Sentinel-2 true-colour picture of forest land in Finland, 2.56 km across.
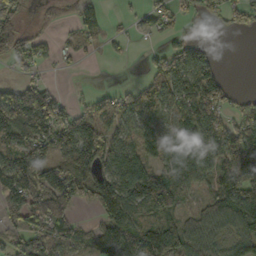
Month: October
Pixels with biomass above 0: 69%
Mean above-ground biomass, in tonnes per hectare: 86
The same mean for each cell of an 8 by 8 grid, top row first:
92 43 65 6 25 31 37 59
137 26 25 13 7 48 31 0
43 20 1 0 33 115 166 0
257 174 52 106 84 74 123 68
95 131 158 105 73 101 118 176
174 126 150 115 115 106 69 131
105 151 49 124 104 93 53 108
87 121 80 142 118 115 74 74
